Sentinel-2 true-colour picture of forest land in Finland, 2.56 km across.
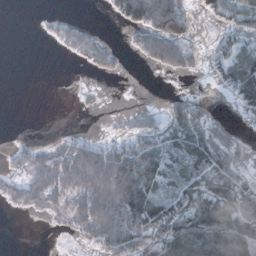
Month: November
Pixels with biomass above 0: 50%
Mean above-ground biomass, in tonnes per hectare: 50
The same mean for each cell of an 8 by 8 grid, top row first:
0 10 6 20 110 106 20 43
0 5 62 27 59 91 16 62
0 0 1 5 0 2 10 90
0 0 3 1 16 46 30 32
13 16 51 46 52 74 108 32
24 50 82 135 106 46 110 88
20 18 41 111 136 70 146 144
0 0 12 108 102 111 120 129
